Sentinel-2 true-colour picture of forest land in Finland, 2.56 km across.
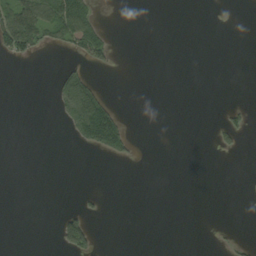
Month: September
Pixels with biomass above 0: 12%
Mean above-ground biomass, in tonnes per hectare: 16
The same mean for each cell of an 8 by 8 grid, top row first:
98 80 87 0 0 0 0 0
82 28 52 20 0 0 0 0
0 3 73 0 0 0 0 0
0 2 131 70 0 0 0 18
0 0 27 102 1 0 2 19
0 0 0 0 0 0 0 0
0 0 18 0 0 0 0 0
0 0 104 0 0 0 0 7
